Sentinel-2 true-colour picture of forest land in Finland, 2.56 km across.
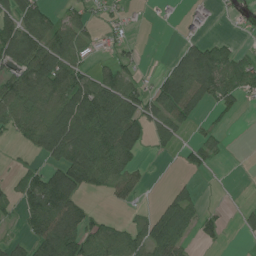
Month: June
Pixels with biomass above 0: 54%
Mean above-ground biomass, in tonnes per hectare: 53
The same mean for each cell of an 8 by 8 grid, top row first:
83 52 38 19 2 3 10 13
108 97 49 17 6 15 63 24
80 102 78 75 19 100 99 68
89 80 115 102 65 80 23 17
13 93 120 111 42 30 42 0
22 70 102 67 20 5 6 0
30 99 64 9 7 89 14 10
26 119 102 100 81 93 21 4
